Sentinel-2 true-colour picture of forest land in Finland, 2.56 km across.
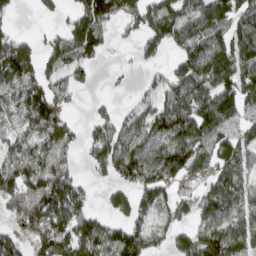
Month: March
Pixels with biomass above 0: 71%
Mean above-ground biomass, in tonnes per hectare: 90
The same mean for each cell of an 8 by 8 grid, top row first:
24 21 81 102 112 114 107 96
131 57 105 24 74 75 112 121
105 86 41 10 26 102 100 126
67 115 11 46 80 139 121 89
67 93 55 136 97 128 98 90
128 166 46 75 121 85 60 71
117 168 100 73 83 78 90 93
70 126 115 121 105 74 143 94
